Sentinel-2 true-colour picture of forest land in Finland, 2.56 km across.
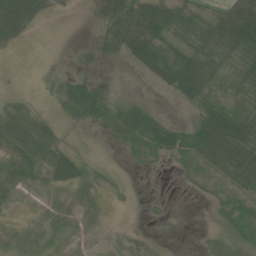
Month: June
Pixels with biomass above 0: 67%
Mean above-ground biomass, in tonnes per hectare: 27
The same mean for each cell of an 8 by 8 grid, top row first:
73 10 1 39 68 43 31 77
10 0 5 22 63 39 51 76
0 4 18 0 10 68 58 39
15 8 33 30 39 1 60 58
39 39 9 19 26 32 88 84
23 24 28 7 1 3 12 64
8 17 25 2 4 1 2 10
24 13 9 7 8 0 12 18
